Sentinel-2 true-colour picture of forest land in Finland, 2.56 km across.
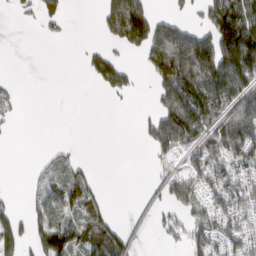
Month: March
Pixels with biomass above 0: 48%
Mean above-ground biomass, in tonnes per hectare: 73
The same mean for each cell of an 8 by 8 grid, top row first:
15 53 0 153 136 36 97 206
0 1 6 39 104 220 135 222
5 0 2 109 19 227 196 156
26 0 0 1 8 222 162 170
2 5 3 0 30 118 112 159
0 32 46 0 0 77 103 94
26 87 76 16 17 72 99 98
98 125 84 126 17 33 105 90
